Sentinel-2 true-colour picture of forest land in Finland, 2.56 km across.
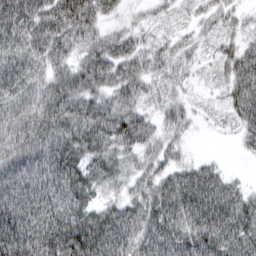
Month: March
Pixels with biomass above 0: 88%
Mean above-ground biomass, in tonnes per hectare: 68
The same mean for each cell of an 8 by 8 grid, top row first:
99 88 106 28 16 16 32 24
89 83 61 66 43 40 19 45
103 71 94 73 53 34 12 76
77 105 97 84 44 43 9 59
92 96 101 75 57 30 1 20
94 88 95 61 48 60 64 11
95 89 92 53 80 96 103 83
118 104 133 104 82 85 94 86
